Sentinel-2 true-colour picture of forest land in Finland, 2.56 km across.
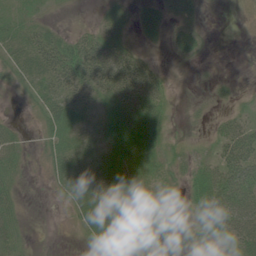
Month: June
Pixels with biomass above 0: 71%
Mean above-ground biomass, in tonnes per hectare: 31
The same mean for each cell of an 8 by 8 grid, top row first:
20 13 2 28 30 24 4 2
32 47 49 60 12 27 8 0
23 36 46 64 54 5 9 6
3 33 33 37 65 9 12 18
46 27 31 34 57 17 15 57
36 18 43 46 42 22 42 73
39 1 36 53 51 20 47 97
45 1 9 42 41 34 26 48
